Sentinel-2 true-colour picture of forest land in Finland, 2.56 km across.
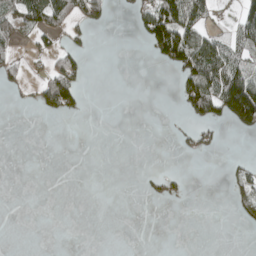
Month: April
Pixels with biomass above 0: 22%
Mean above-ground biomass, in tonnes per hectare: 25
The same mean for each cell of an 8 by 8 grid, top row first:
81 87 53 15 56 112 32 49
22 23 28 0 16 129 84 45
21 75 43 0 0 28 109 115
2 30 16 0 0 7 78 149
0 0 0 0 0 8 22 0
0 0 0 0 9 15 0 25
0 0 0 0 0 0 0 22
0 0 0 0 0 0 0 0
